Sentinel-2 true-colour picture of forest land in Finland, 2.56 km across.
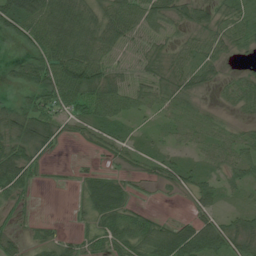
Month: July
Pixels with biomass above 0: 76%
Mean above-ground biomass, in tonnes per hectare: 42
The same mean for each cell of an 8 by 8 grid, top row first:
86 81 67 61 54 39 34 42
21 78 76 46 31 32 45 28
39 90 94 57 36 46 26 36
54 60 46 53 25 43 23 23
58 38 12 37 19 23 43 45
79 6 14 30 18 41 30 35
18 0 18 79 14 2 36 18
23 24 24 50 64 92 80 61
